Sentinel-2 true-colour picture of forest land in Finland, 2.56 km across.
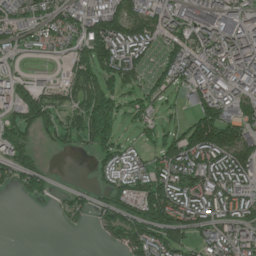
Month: June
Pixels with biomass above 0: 73%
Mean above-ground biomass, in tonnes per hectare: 97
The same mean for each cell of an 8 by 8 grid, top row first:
86 89 97 156 136 100 127 103
62 46 96 182 114 115 102 139
66 21 117 149 72 89 150 139
96 107 100 150 90 29 152 116
104 27 53 105 43 151 217 159
96 67 3 72 106 140 150 127
1 5 62 92 143 169 121 109
0 0 0 51 150 112 84 122
